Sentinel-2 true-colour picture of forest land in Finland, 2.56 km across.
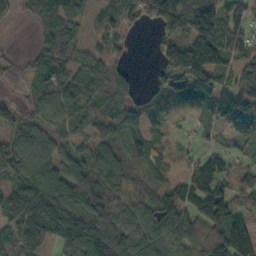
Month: October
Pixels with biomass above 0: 82%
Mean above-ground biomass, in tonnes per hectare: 82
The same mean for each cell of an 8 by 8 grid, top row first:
34 100 58 63 83 142 125 88
4 81 69 47 1 97 167 68
28 59 83 74 5 100 125 73
45 83 88 78 62 64 74 117
81 89 64 88 96 26 28 42
71 108 92 100 40 40 126 71
100 134 132 88 66 84 136 111
72 56 118 118 96 94 115 175
